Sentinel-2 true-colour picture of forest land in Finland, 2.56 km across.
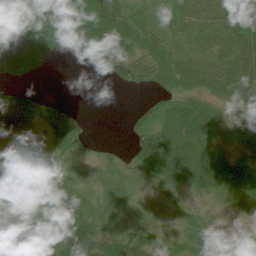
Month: July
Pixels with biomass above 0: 70%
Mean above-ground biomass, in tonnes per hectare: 33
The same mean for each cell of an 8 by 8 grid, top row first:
43 55 69 56 13 21 22 28
79 53 45 49 28 22 20 42
23 2 0 19 31 32 40 51
136 71 9 0 25 39 34 17
25 37 28 5 68 53 41 32
17 25 20 18 29 50 66 54
13 31 19 23 5 19 12 26
5 34 75 43 28 24 25 0
